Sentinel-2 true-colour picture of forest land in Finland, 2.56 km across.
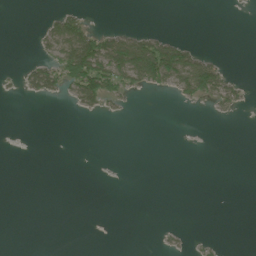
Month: June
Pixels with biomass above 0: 15%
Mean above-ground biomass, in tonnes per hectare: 15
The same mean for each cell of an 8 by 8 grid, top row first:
0 12 32 0 0 0 0 1
0 28 113 84 85 65 3 0
9 53 89 69 57 63 91 13
0 0 20 13 0 0 5 9
0 0 0 0 0 0 0 0
0 0 0 0 0 0 0 0
0 0 0 0 0 0 0 0
0 0 0 1 0 8 6 0
